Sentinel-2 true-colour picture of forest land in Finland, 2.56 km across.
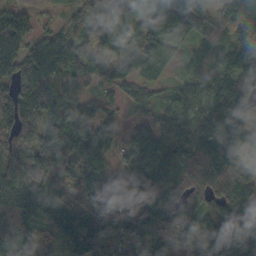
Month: October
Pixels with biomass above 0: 91%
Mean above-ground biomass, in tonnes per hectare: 102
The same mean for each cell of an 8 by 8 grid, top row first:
95 15 76 71 107 173 70 94
109 110 96 98 91 70 93 104
107 139 69 66 66 34 92 102
114 132 114 40 42 85 89 78
131 180 180 82 136 116 99 102
77 113 154 91 132 107 104 115
60 120 94 111 122 108 98 145
66 62 134 85 138 100 126 185
